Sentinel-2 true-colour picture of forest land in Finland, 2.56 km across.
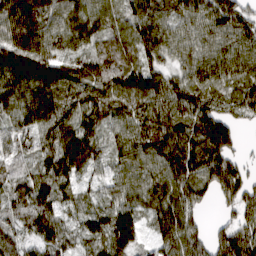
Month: March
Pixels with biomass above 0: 94%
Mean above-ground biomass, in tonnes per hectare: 87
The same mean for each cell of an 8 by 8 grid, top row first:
115 98 83 65 102 76 94 87
113 86 62 78 93 73 71 91
113 113 98 96 122 73 72 77
93 121 91 83 83 109 107 57
79 85 129 58 92 108 147 35
56 96 64 60 88 108 109 92
73 90 55 88 84 112 25 82
61 81 61 128 45 97 73 124
